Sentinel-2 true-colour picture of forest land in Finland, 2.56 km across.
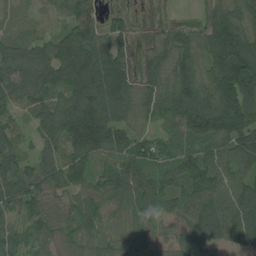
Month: July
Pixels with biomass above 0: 92%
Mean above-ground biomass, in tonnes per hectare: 85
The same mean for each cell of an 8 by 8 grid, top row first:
27 22 88 34 20 16 65 107
86 78 144 92 28 88 100 163
89 106 150 136 57 87 87 172
42 99 163 120 56 107 124 137
76 87 121 105 79 82 82 135
103 84 80 78 75 72 111 103
76 51 64 62 68 51 136 138
46 44 50 40 52 43 77 88
